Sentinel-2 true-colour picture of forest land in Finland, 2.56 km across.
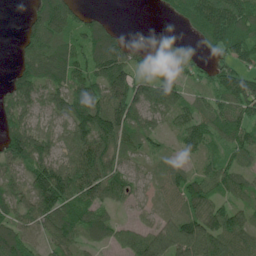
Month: June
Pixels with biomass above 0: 82%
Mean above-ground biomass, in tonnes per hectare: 78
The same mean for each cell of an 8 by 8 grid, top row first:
2 133 54 9 0 48 137 126
20 94 77 102 44 52 47 128
70 91 81 124 58 65 51 117
91 58 113 140 81 73 75 101
108 74 109 93 51 26 56 89
52 148 122 91 31 57 67 66
83 119 107 46 29 44 98 70
101 65 58 49 92 127 120 87
